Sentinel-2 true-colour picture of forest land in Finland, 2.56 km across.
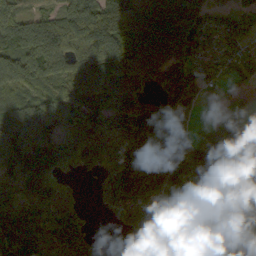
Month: October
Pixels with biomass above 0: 85%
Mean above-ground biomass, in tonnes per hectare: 117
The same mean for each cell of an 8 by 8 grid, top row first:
121 118 189 212 157 148 122 137
153 215 165 189 163 174 112 100
149 124 122 128 78 107 99 71
123 171 171 104 102 95 6 75
183 106 160 90 98 84 105 78
104 111 38 109 79 135 115 187
146 78 47 99 108 127 92 126
134 86 114 8 136 79 22 102
